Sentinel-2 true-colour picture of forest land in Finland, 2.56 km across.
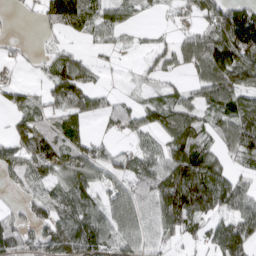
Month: March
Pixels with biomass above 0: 70%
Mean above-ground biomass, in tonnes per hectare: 56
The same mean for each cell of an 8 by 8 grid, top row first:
4 62 100 56 17 20 56 93
13 13 15 28 16 46 114 144
11 37 69 5 19 15 87 84
48 45 59 42 56 78 55 89
46 78 56 22 27 79 41 79
36 55 81 38 66 105 113 36
22 58 83 46 43 124 86 60
71 57 96 54 44 35 47 94
